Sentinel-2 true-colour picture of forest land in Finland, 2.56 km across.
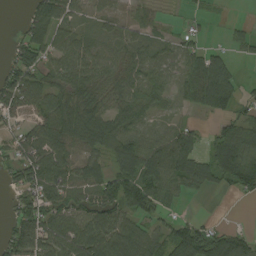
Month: August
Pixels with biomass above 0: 75%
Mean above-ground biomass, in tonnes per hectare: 64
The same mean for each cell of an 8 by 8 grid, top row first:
3 126 38 52 39 3 12 1
48 69 69 58 56 35 34 26
94 59 75 66 59 44 119 34
68 78 96 63 54 21 49 43
59 90 62 76 75 90 39 101
53 117 66 76 99 93 79 108
57 81 70 91 83 24 0 1
80 100 110 99 82 96 100 68
